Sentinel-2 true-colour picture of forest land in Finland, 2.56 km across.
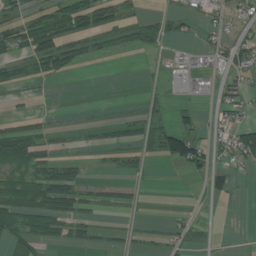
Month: July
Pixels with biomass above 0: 40%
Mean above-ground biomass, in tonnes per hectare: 27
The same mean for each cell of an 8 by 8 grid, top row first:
18 51 62 35 23 19 21 26
36 77 33 22 28 7 18 34
30 29 0 0 2 19 21 25
7 6 3 3 22 20 9 32
86 24 6 22 29 98 38 78
54 58 26 10 10 4 49 10
72 74 36 21 4 3 1 2
52 40 27 14 13 19 7 2
